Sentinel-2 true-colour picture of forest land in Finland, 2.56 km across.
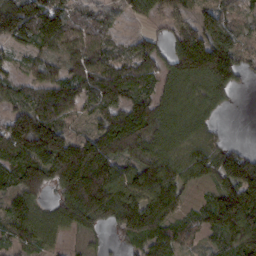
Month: February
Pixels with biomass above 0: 84%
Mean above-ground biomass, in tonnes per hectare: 86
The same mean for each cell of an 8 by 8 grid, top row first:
151 163 62 29 48 64 73 51
53 65 90 54 66 93 180 76
56 78 96 126 93 80 111 60
78 129 56 84 110 83 57 3
155 178 96 103 70 77 65 20
113 103 171 120 99 87 81 166
77 54 139 94 105 62 61 162
53 62 28 18 76 65 31 122
